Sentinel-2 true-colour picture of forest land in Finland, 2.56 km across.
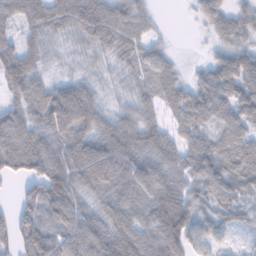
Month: February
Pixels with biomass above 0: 91%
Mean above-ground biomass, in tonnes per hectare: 81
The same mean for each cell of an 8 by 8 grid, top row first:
102 109 108 89 56 0 71 51
99 50 33 63 65 9 19 62
117 43 45 20 51 51 69 108
67 123 142 45 55 64 85 91
121 100 107 110 97 60 74 97
57 136 105 125 122 77 111 106
47 103 87 102 113 132 58 64
82 104 120 117 110 122 62 9
